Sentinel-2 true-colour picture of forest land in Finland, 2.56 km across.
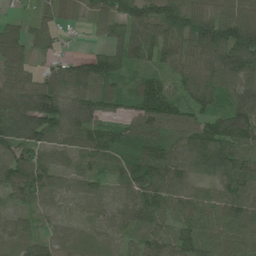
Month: June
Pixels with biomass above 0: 92%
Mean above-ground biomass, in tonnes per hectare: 82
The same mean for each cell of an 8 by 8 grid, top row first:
27 43 20 85 125 128 94 94
76 42 6 70 115 89 141 172
62 76 111 97 73 45 72 97
94 151 103 50 100 84 83 116
100 78 79 100 99 83 119 92
123 86 68 62 129 94 67 119
41 33 28 49 104 72 80 96
47 56 33 27 62 86 87 81
